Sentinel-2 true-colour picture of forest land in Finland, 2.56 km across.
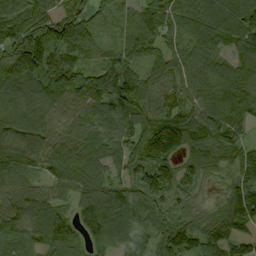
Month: September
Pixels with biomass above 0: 94%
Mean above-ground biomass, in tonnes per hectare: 110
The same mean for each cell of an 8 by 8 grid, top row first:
132 137 98 51 95 107 130 149
164 150 103 46 96 81 95 93
149 156 111 117 102 105 106 108
88 102 87 95 113 104 130 117
91 83 99 98 163 172 157 89
102 70 114 87 130 122 79 105
110 120 107 160 128 85 69 169
74 135 80 103 46 151 115 102
